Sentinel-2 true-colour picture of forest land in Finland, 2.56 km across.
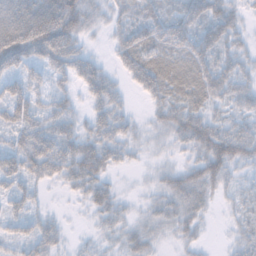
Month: November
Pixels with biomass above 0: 84%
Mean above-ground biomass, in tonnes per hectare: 46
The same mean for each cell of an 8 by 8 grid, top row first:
80 97 76 30 56 49 62 27
106 101 43 26 71 66 65 30
55 41 52 31 65 58 65 43
61 45 21 59 12 52 38 36
47 73 60 62 23 31 76 68
62 50 71 28 10 41 66 26
33 13 11 49 17 46 20 20
41 53 8 21 38 22 7 27
